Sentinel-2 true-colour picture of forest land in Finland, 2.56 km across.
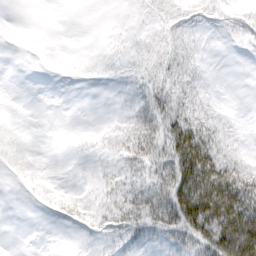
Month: March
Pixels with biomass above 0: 56%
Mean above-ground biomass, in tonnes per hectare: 22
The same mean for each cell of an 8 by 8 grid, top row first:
0 0 0 1 6 20 12 16
0 0 1 8 14 26 3 3
0 1 8 8 22 40 4 0
0 0 0 2 34 57 23 1
10 0 4 17 41 70 61 12
8 2 3 14 25 70 92 62
0 8 13 25 43 72 99 92
0 0 2 11 17 23 71 100
